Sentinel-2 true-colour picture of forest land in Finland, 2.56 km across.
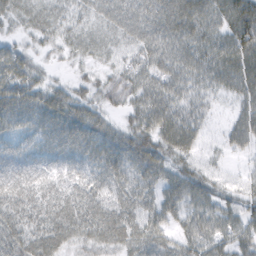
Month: February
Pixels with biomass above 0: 93%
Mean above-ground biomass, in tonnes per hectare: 51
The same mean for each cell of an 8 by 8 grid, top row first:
43 48 37 54 64 78 59 82
35 25 40 34 53 64 62 83
68 32 25 39 54 58 47 68
68 73 66 30 64 62 25 35
44 51 62 65 71 78 15 34
49 43 44 55 52 52 33 14
56 56 61 52 43 47 49 40
65 66 47 59 56 41 48 44
